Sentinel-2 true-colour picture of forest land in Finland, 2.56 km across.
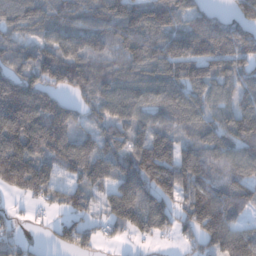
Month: December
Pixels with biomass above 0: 85%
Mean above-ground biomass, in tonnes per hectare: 108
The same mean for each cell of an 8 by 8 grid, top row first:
119 111 109 151 146 122 87 80
91 90 98 83 148 119 134 116
143 121 138 125 125 127 108 84
187 160 61 108 95 111 79 104
179 154 110 111 120 108 96 120
157 105 99 109 167 165 107 111
14 38 65 99 147 83 164 93
63 20 82 25 43 43 107 119
